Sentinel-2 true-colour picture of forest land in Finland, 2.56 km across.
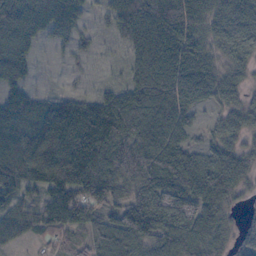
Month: October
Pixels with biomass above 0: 88%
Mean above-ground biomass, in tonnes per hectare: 77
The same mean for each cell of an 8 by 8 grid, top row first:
94 61 32 48 102 129 73 89
77 12 21 11 82 97 57 63
58 3 9 11 86 104 77 48
75 92 118 122 107 88 26 60
87 127 164 137 104 77 45 55
96 116 134 101 111 101 99 74
63 81 88 68 110 86 84 32
35 39 55 99 96 99 94 50
